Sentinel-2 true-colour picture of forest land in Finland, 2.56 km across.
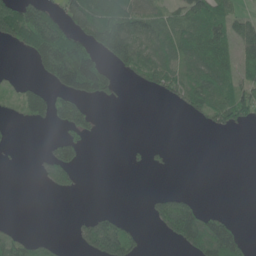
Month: June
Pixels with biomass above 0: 41%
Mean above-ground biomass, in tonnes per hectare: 42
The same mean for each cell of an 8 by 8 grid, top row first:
109 79 95 100 64 41 85 38
31 137 90 76 50 64 90 48
10 42 178 45 30 49 81 43
13 58 55 1 0 6 49 64
4 18 42 0 10 1 0 0
0 51 20 0 1 1 0 0
0 0 0 6 5 99 15 0
42 17 29 133 16 51 110 66
